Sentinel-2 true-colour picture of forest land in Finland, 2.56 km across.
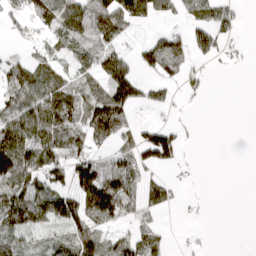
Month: March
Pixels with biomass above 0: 58%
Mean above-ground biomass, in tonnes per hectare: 50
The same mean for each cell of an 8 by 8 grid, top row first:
25 79 117 135 68 28 47 14
8 27 61 48 36 76 45 12
83 71 44 85 27 27 13 0
83 55 67 114 7 6 1 0
137 72 49 44 79 64 0 0
138 62 75 100 46 8 0 0
150 103 90 102 48 14 1 0
54 29 83 43 72 5 2 0
